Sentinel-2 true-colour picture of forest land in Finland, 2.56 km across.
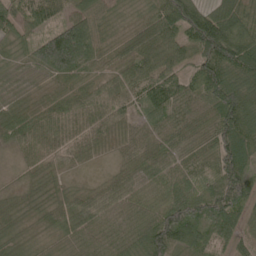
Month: May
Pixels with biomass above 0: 97%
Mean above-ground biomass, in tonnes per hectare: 67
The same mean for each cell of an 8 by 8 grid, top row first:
64 72 76 31 37 113 83 59
33 153 175 35 65 60 123 91
30 32 49 60 78 70 108 68
40 60 67 59 43 70 65 132
39 59 49 26 55 73 65 124
19 35 20 38 63 65 59 132
30 40 78 81 52 90 96 93
39 23 53 59 83 114 73 45
